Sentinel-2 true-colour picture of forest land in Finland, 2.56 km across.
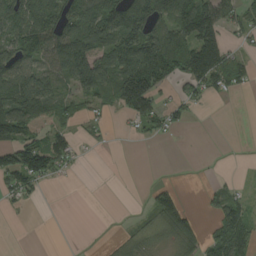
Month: August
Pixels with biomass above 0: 55%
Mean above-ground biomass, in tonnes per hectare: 66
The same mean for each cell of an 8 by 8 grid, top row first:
128 117 132 150 148 120 117 60
100 110 136 130 168 149 140 24
129 101 105 118 200 75 115 61
130 115 44 39 99 38 4 0
109 100 27 7 11 2 0 1
116 69 4 0 0 0 2 5
17 0 0 0 13 84 28 66
0 0 0 12 33 68 55 99
